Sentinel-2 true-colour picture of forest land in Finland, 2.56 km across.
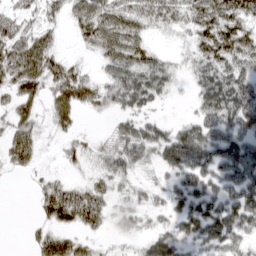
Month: March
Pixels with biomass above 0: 76%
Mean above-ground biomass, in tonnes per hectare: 48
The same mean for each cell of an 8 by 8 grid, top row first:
34 26 42 55 46 42 67 60
57 46 13 61 41 10 60 65
55 59 49 55 64 20 65 72
43 28 29 35 30 2 55 87
66 9 23 47 78 112 98 92
11 17 8 50 16 50 75 109
0 60 75 27 30 47 90 105
0 62 38 11 23 45 66 48
